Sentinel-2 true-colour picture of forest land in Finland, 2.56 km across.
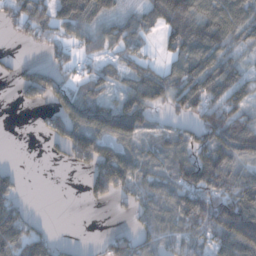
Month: December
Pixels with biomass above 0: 68%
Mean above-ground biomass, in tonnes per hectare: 82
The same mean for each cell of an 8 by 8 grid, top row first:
92 91 139 72 68 147 111 106
10 40 48 60 34 94 118 55
44 113 50 55 107 92 138 87
5 58 145 131 102 47 99 99
0 35 164 131 74 83 117 142
32 0 17 177 82 94 138 96
85 0 4 23 61 107 147 151
135 55 4 58 65 62 77 184
